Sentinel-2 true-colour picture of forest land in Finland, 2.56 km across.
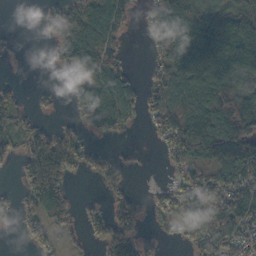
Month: October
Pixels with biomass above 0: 64%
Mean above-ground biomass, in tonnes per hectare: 78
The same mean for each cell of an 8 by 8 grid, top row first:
0 28 112 106 34 154 128 113
9 7 140 98 15 158 146 145
6 1 58 125 28 101 118 125
58 12 64 135 53 131 113 134
48 143 70 7 4 98 151 188
17 143 22 46 2 35 96 121
38 122 14 65 44 85 142 156
3 44 11 97 46 15 146 95
